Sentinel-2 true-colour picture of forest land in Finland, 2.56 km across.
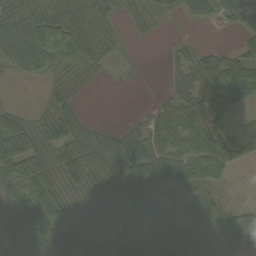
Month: September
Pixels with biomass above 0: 76%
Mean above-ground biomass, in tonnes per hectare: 54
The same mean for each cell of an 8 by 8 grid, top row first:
62 74 116 45 45 22 57 57
87 100 131 49 1 14 18 28
11 33 36 4 0 31 76 96
28 45 29 0 7 65 72 26
91 59 60 73 72 67 83 47
63 54 86 88 101 67 63 2
46 96 42 53 92 51 53 24
42 46 59 35 57 72 72 59
